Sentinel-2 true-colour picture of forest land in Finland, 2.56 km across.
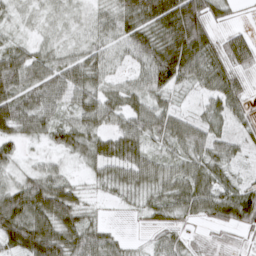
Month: March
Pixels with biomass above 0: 91%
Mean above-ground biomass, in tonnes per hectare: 48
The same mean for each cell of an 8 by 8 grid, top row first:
17 17 15 43 70 110 61 10
33 26 29 32 68 103 66 55
68 53 57 30 45 61 52 37
72 47 54 52 56 37 39 34
38 27 50 62 47 48 52 31
27 50 15 44 56 48 60 24
90 87 53 7 30 47 58 86
84 92 70 33 13 35 21 19
